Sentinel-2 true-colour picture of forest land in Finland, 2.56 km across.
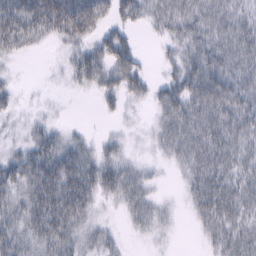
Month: February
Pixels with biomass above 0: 77%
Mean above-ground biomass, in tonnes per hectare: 35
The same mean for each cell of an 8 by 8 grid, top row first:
62 68 72 34 33 47 47 39
36 9 29 55 5 27 50 50
7 2 30 41 31 37 59 47
13 6 0 13 8 47 52 51
17 45 28 17 9 42 51 43
50 66 63 44 24 10 51 42
41 64 51 10 33 10 46 44
44 52 37 20 8 4 21 44
